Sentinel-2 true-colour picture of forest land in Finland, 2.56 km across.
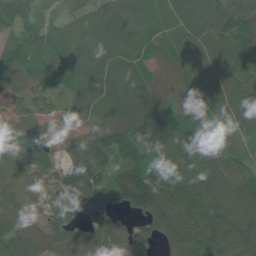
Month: June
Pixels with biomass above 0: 93%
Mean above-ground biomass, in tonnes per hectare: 97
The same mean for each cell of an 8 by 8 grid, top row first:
104 67 72 83 76 92 104 125
88 133 86 68 63 93 106 100
64 82 77 78 83 92 98 94
60 50 59 74 109 68 77 119
103 62 82 126 125 147 88 89
76 78 169 93 156 145 134 97
88 50 96 70 134 185 138 120
105 95 86 74 72 133 142 133
